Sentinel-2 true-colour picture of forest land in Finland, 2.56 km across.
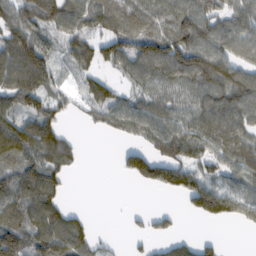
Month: February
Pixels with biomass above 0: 72%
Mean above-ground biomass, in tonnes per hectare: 74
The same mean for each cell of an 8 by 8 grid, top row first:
81 106 75 82 92 104 90 77
118 64 67 72 101 123 102 72
105 68 31 39 69 84 111 91
91 87 24 73 80 68 106 101
131 143 27 4 53 95 82 90
93 109 5 3 100 102 59 72
107 110 15 1 10 14 112 75
143 130 88 10 23 44 23 0
